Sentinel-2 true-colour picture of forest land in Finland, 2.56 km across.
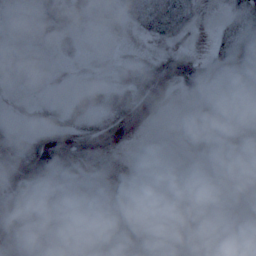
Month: October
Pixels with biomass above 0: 57%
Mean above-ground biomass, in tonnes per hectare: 23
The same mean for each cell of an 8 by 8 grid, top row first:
5 1 1 4 55 64 4 53
5 5 6 1 8 26 18 79
5 1 4 8 49 59 49 39
5 13 28 51 43 7 18 4
55 72 79 53 13 13 24 0
56 31 33 48 15 10 5 1
7 4 7 38 21 20 15 14
10 9 14 29 11 9 7 32
